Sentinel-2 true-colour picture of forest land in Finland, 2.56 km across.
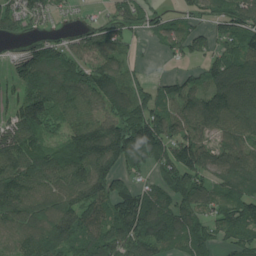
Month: July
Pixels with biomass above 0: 84%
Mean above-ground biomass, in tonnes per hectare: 115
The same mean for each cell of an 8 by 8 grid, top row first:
119 55 15 58 70 48 66 125
30 103 90 94 13 73 63 96
87 127 133 162 47 81 106 134
115 153 113 131 146 125 147 113
143 99 159 211 212 166 100 103
150 105 125 149 56 151 110 120
150 112 187 138 196 157 80 125
97 183 110 133 181 115 102 86
